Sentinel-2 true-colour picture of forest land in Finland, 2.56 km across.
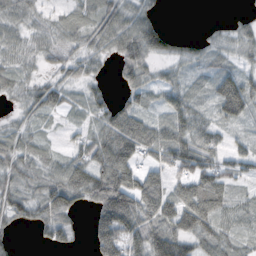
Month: October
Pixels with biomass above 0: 78%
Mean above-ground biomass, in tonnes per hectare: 54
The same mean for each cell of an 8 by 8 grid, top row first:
51 27 40 80 58 0 1 13
39 49 42 61 92 24 27 39
35 31 42 17 52 33 31 61
22 42 20 53 44 59 25 62
50 16 41 109 92 85 62 19
62 51 80 133 72 52 87 36
75 72 33 157 96 83 100 36
20 28 8 123 97 89 57 34
